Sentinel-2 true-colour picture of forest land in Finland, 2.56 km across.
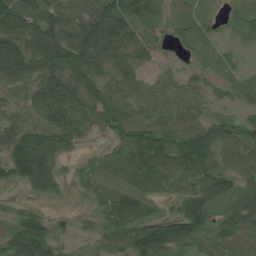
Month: July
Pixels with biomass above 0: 86%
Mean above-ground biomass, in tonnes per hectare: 58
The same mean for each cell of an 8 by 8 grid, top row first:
78 65 60 86 78 27 19 26
76 87 100 79 58 21 17 18
67 82 80 62 40 32 19 16
30 88 87 67 52 61 23 20
66 105 33 34 84 80 85 73
66 119 30 47 80 72 76 73
15 15 6 73 54 41 84 57
78 78 10 52 100 87 39 63
